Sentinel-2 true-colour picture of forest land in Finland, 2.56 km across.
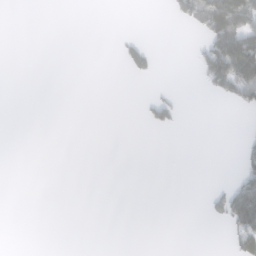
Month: February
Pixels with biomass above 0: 11%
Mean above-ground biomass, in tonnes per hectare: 13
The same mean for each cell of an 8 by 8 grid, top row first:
0 0 0 0 0 31 104 97
0 0 0 2 33 0 66 106
0 0 0 0 8 0 45 116
0 0 0 0 15 31 0 14
0 0 0 0 0 0 0 8
0 0 0 0 0 0 0 31
0 0 0 0 0 0 16 93
0 0 0 0 0 0 0 49
